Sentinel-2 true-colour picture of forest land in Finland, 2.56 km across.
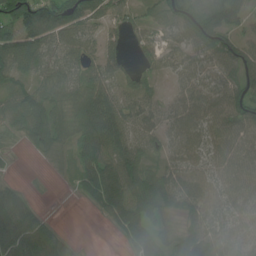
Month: June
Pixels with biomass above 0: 82%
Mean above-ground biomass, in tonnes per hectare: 73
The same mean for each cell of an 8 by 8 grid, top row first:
115 155 110 56 43 78 98 50
131 93 76 41 40 45 85 77
83 73 78 66 39 29 68 89
78 117 94 100 60 61 71 93
17 84 80 116 64 55 72 76
11 5 61 112 100 72 68 74
119 10 5 92 99 55 73 68
175 110 6 5 84 57 94 70
